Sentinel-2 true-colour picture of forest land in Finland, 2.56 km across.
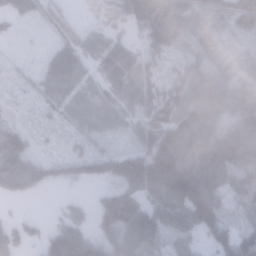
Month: January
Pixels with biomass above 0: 84%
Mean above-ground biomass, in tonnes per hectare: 73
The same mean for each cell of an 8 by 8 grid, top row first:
30 52 19 67 79 70 57 71
3 22 74 72 84 56 45 22
15 62 70 62 95 86 89 55
10 30 79 75 89 108 93 94
95 14 29 19 71 141 111 110
124 59 55 76 118 193 131 92
4 4 28 139 91 124 152 34
102 81 107 85 95 72 56 94
